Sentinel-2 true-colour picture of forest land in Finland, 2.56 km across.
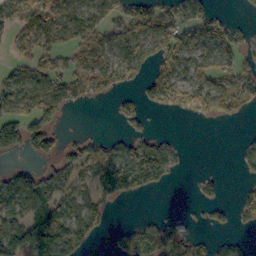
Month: October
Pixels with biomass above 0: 55%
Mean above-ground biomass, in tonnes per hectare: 59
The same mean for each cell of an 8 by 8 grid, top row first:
73 89 79 60 78 64 57 6
39 67 55 53 74 100 75 64
79 92 65 66 42 71 64 81
76 74 7 10 36 35 75 38
83 60 41 43 75 26 0 11
97 79 56 100 94 19 15 13
97 117 68 23 0 1 32 47
147 197 92 15 77 64 24 27
